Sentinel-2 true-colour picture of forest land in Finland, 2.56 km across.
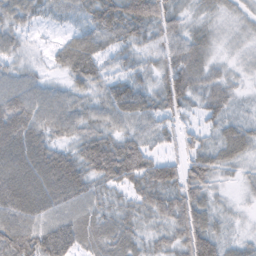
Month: February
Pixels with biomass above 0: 93%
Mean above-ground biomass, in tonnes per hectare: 49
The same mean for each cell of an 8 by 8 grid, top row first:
46 22 33 69 67 38 24 22
30 15 61 39 34 52 34 15
44 23 33 38 32 71 47 15
54 54 48 59 54 40 35 15
79 53 55 70 50 28 34 50
90 94 79 73 75 64 50 18
90 65 56 45 46 70 44 11
100 87 62 65 36 52 75 26
